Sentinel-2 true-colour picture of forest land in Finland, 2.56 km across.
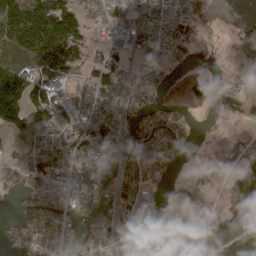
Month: April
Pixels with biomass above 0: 69%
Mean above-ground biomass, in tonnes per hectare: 67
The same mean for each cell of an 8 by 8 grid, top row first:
181 246 85 39 28 43 33 4
148 229 92 36 26 34 8 21
178 132 51 92 17 64 55 20
144 139 90 77 55 78 23 51
30 80 107 86 76 52 2 42
41 82 60 53 56 11 43 123
40 92 49 78 35 23 10 90
43 53 47 49 52 33 35 64
